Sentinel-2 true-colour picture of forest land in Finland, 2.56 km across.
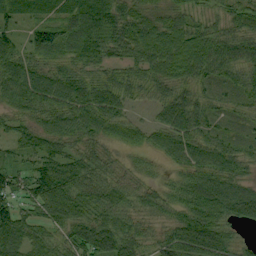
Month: September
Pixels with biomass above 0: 94%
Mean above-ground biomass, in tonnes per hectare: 62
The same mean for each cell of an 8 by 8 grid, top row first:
44 40 78 64 63 58 31 58
60 86 85 61 88 93 78 65
70 67 60 58 54 64 46 49
47 65 74 65 13 77 56 34
47 60 46 36 38 69 64 45
59 96 73 47 28 28 67 55
72 83 70 70 51 51 90 78
75 62 93 90 48 78 98 30
